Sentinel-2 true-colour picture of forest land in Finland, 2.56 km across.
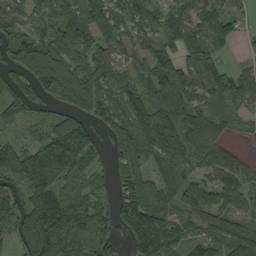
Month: September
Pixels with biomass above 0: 84%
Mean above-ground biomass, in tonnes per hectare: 93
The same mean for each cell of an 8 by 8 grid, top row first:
58 69 122 102 95 85 94 53
75 109 116 74 70 86 89 18
42 149 118 100 74 122 87 67
65 30 82 101 106 124 104 53
48 135 165 48 104 107 88 12
108 174 95 50 76 74 63 82
98 142 124 74 174 74 104 78
62 165 119 78 200 114 90 120
